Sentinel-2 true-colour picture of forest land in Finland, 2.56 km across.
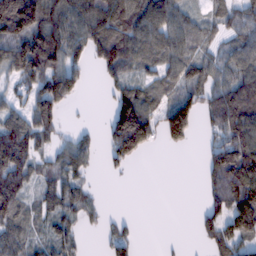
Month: February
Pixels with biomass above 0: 68%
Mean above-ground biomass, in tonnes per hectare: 70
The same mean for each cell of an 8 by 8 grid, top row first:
206 117 111 127 114 82 39 67
111 150 71 132 87 83 34 70
51 114 50 50 47 58 62 87
49 91 2 81 120 120 63 130
128 38 43 91 108 53 39 135
103 38 40 10 0 0 56 149
85 51 52 1 0 0 54 136
62 41 22 47 1 2 44 87
